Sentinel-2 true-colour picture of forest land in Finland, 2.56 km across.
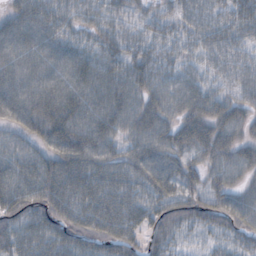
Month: October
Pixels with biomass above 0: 91%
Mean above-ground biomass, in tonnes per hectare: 54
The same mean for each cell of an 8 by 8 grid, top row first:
46 50 32 28 22 31 36 51
56 45 41 46 41 38 41 33
56 52 53 59 60 49 32 34
64 78 63 61 58 46 58 43
40 59 85 46 60 66 73 47
72 87 79 67 66 68 45 38
67 76 75 78 63 63 55 53
77 68 56 57 43 41 27 38
